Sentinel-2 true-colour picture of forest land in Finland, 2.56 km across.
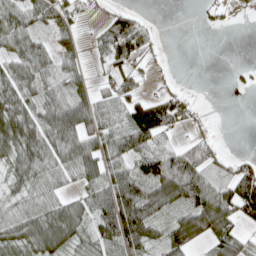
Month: April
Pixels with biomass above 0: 66%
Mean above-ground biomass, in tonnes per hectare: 52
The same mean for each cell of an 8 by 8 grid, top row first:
62 50 31 41 18 0 12 5
56 43 36 82 57 0 0 0
79 50 40 50 25 7 0 9
88 63 74 60 85 71 2 0
96 75 100 60 77 30 33 0
51 55 55 76 81 119 55 70
45 65 21 87 105 48 104 91
59 99 46 45 85 84 64 52
